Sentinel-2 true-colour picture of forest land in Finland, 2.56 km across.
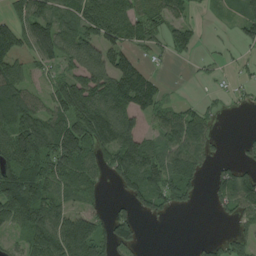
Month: August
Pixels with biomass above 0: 67%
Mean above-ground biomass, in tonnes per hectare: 75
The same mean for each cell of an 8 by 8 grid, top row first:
72 102 94 115 71 55 11 54
101 98 112 103 52 53 7 28
85 46 116 148 96 2 15 24
109 75 145 139 81 55 35 10
102 109 132 137 99 96 57 13
123 110 94 57 121 111 27 78
123 118 65 27 40 39 9 65
39 138 179 97 19 0 17 47
